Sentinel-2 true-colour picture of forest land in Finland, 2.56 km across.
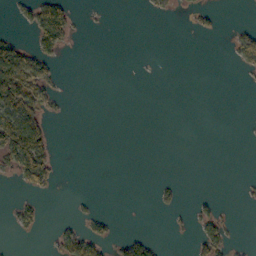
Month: October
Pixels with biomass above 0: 16%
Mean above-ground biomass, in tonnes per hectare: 20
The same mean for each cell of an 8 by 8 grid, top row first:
13 100 7 1 4 9 13 0
73 62 1 0 0 0 0 45
131 51 0 0 0 0 0 3
119 34 0 0 0 0 0 0
154 56 0 0 0 0 0 0
43 56 0 0 0 1 0 1
25 4 6 0 0 17 17 2
4 7 81 27 34 1 53 3
